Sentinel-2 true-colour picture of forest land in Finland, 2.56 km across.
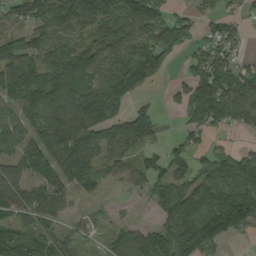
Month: September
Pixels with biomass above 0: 78%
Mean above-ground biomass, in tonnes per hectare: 99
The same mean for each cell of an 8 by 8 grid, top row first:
75 126 132 110 133 59 43 37
119 63 71 106 111 107 68 35
105 106 118 105 82 24 163 143
73 160 180 94 81 20 191 121
74 145 162 122 112 34 33 19
97 136 150 46 86 84 132 230
90 84 24 9 12 158 150 229
159 79 42 45 100 172 165 18
